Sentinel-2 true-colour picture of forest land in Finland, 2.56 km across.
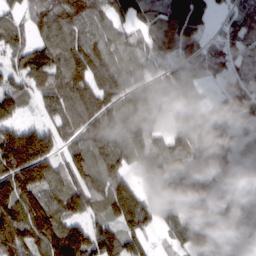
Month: March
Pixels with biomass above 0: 87%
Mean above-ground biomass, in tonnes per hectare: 117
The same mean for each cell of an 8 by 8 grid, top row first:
62 124 129 106 93 155 98 110
94 107 131 119 85 89 75 103
74 117 125 139 84 88 51 76
92 78 131 135 119 78 90 84
249 160 91 142 113 91 118 57
211 145 113 139 92 137 110 99
174 148 116 125 125 112 165 163
139 152 156 156 92 89 153 133
